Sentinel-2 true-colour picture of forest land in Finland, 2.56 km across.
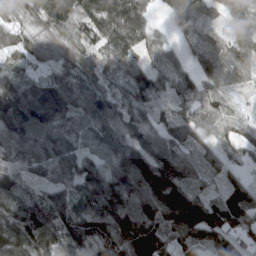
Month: April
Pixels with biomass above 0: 94%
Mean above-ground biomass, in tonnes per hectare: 96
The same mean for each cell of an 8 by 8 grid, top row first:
61 116 104 135 76 56 46 74
66 64 87 96 76 36 65 71
77 72 79 63 91 69 58 46
127 136 85 95 62 63 81 34
101 118 76 114 124 95 59 69
92 60 110 172 207 115 70 41
102 130 121 167 137 170 111 147
114 120 152 175 209 83 84 67
